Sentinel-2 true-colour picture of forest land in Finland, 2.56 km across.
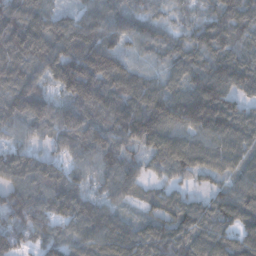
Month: December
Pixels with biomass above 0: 95%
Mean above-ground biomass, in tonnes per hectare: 100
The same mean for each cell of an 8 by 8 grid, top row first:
108 102 81 106 70 36 61 105
145 153 165 101 61 79 117 85
126 83 199 129 76 73 134 95
112 108 123 127 162 151 195 89
69 52 110 114 100 97 80 92
110 122 69 108 62 59 50 83
112 106 117 75 50 97 72 109
74 73 92 125 101 108 93 93
